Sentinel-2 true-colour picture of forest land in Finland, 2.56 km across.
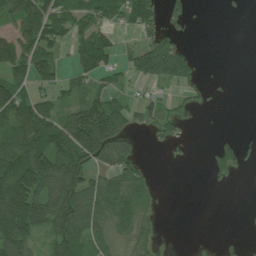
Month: July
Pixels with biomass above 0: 53%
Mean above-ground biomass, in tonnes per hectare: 58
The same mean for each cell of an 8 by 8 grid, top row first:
77 118 62 50 70 25 0 4
98 90 56 59 73 75 0 0
77 59 37 40 51 70 7 0
100 75 105 133 49 31 7 0
98 107 153 111 12 25 6 23
159 128 101 74 34 0 20 12
187 106 115 83 37 0 0 2
149 58 87 48 44 0 0 15
